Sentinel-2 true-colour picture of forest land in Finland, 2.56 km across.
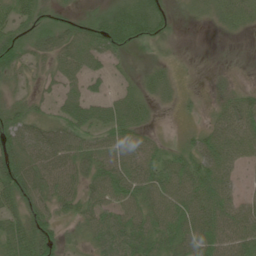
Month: June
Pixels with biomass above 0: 79%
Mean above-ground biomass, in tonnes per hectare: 45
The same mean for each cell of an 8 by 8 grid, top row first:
42 29 21 45 63 23 26 33
53 47 71 46 16 9 0 2
29 24 44 16 30 22 8 8
47 28 54 44 34 8 15 65
69 78 59 55 50 18 58 64
78 67 54 68 62 68 82 22
49 51 46 53 57 69 83 53
54 61 25 76 71 58 71 65
